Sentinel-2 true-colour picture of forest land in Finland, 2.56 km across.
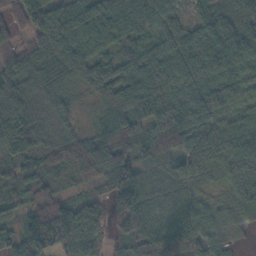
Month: November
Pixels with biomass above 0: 95%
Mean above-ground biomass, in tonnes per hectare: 71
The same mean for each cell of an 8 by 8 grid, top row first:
62 88 77 78 67 33 53 54
44 83 78 46 62 70 73 87
76 51 48 72 84 71 68 53
94 28 10 82 72 85 66 48
81 42 51 96 74 85 84 103
55 50 60 110 70 89 62 90
51 111 86 65 98 71 45 64
72 147 135 43 105 107 87 10
